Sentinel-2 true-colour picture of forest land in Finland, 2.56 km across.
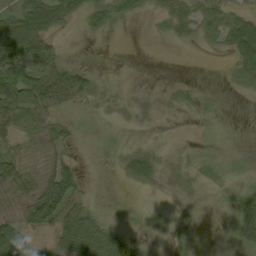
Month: September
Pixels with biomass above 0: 57%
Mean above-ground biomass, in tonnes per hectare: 25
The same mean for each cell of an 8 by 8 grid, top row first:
46 57 24 37 11 36 43 33
82 35 0 0 0 4 11 63
81 54 36 1 1 3 0 27
55 32 7 5 7 6 4 1
21 28 9 6 5 1 2 1
44 38 28 3 43 8 9 5
12 82 44 3 5 4 1 42
76 19 96 67 18 19 1 33
